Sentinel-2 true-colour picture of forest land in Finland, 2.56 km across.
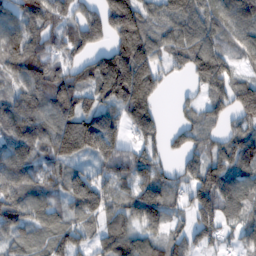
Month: February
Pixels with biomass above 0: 86%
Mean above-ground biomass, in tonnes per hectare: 113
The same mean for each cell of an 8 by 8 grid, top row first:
94 126 84 169 116 130 123 118
109 116 85 120 121 97 118 84
96 191 86 245 158 21 133 84
157 146 156 97 138 29 83 136
120 126 165 147 103 48 88 126
124 91 85 123 123 79 136 114
143 92 106 106 181 65 144 114
75 97 75 125 101 79 88 68
